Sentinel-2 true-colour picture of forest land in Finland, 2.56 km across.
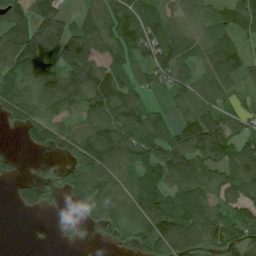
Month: July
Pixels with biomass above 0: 77%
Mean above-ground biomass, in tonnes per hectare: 76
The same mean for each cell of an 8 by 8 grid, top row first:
99 114 40 95 103 55 48 93
135 113 104 80 129 100 73 59
100 81 107 87 57 83 76 60
91 70 53 102 88 51 98 57
6 69 97 123 102 101 141 73
30 25 74 81 84 100 68 89
27 27 34 71 111 71 69 71
0 1 13 31 77 117 80 79
